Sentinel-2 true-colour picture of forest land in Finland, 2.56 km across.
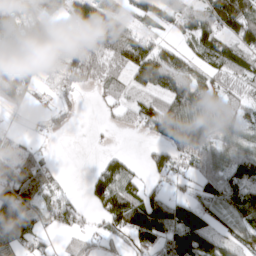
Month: April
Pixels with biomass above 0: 74%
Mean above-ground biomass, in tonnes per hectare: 66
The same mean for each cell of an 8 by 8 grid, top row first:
82 55 79 76 52 57 89 144
56 47 47 75 93 39 81 91
102 21 59 55 83 110 55 66
18 20 14 20 74 125 81 54
38 8 0 4 13 96 95 88
82 47 1 95 34 52 81 107
116 45 34 115 123 99 80 106
88 17 28 36 78 116 106 67
